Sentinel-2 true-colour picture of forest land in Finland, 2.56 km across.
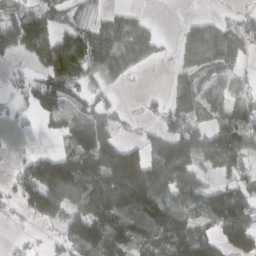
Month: March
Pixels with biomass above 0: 68%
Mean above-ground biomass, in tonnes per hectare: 76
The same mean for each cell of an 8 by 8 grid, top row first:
59 59 29 27 13 2 20 31
67 122 119 86 60 29 99 76
19 85 69 52 4 49 45 33
19 72 44 42 15 94 82 83
2 2 161 113 53 137 89 93
43 151 148 162 167 113 30 55
29 152 89 130 164 107 159 141
8 13 124 114 97 119 68 119
